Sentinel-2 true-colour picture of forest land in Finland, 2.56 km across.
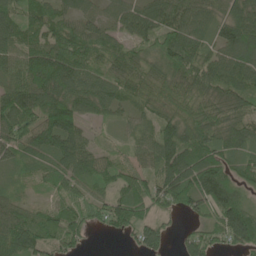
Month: June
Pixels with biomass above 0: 90%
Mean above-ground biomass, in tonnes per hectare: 83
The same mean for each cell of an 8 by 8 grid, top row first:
88 89 67 58 97 100 74 116
85 121 116 67 69 131 60 110
65 121 102 81 84 115 95 90
141 113 83 49 51 94 109 85
81 100 73 20 51 124 113 86
29 42 75 66 79 126 149 68
66 37 71 101 84 62 77 132
94 70 55 11 84 20 66 97
